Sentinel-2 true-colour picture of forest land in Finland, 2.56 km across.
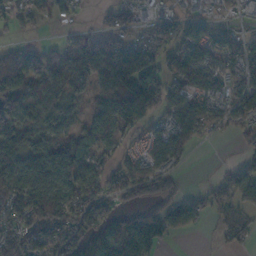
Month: November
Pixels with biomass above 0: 72%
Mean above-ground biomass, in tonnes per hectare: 79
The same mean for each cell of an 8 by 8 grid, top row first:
57 46 13 43 34 58 47 34
52 29 78 116 101 88 113 92
114 62 56 134 144 86 90 95
118 72 38 120 102 70 77 65
109 82 87 57 48 92 13 33
112 116 111 87 98 59 3 78
92 133 128 66 86 66 55 69
102 121 113 159 144 17 1 55
